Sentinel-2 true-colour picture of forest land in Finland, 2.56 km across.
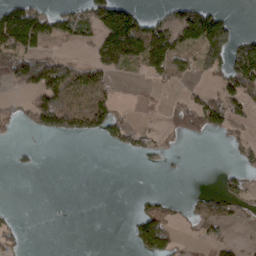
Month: March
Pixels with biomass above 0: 36%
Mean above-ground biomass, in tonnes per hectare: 46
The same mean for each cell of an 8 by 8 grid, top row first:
123 71 57 148 50 54 100 3
117 30 22 166 140 84 139 68
81 128 87 35 14 40 28 119
38 142 93 67 10 64 119 47
11 0 3 27 38 7 4 30
4 0 0 0 0 3 0 31
6 1 0 0 30 17 45 21
29 0 0 0 95 34 23 11
